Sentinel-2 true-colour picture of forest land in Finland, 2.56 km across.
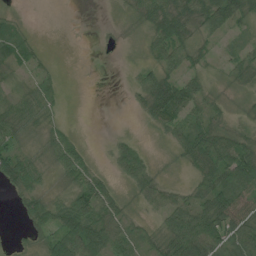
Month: July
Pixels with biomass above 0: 70%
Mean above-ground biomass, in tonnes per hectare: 34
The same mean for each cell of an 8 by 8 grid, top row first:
13 0 0 2 39 68 77 58
56 3 0 2 13 53 11 24
13 23 0 0 36 54 23 22
47 26 0 0 25 69 30 8
28 33 29 16 10 24 68 47
62 20 50 19 46 2 46 82
10 49 71 44 16 49 62 62
6 40 91 47 25 67 83 68
